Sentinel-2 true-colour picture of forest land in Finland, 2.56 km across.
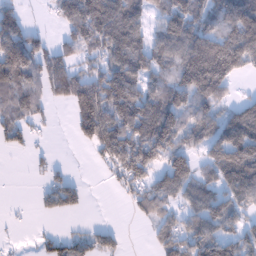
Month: January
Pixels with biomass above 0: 67%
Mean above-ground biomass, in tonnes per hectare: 96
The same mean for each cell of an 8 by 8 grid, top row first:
51 20 181 177 83 147 101 147
124 58 103 134 116 141 203 168
99 102 113 136 104 132 252 38
53 13 129 157 152 128 95 112
36 7 38 185 174 116 107 154
0 27 9 37 107 143 65 199
2 44 37 0 79 63 128 92
3 43 50 41 6 105 144 109
